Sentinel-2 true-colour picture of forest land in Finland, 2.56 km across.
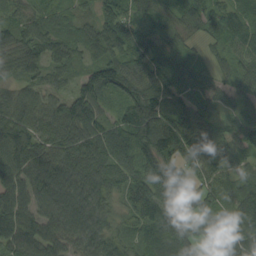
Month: September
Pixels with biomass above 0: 95%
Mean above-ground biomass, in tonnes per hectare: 86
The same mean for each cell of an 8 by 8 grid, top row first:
48 50 43 73 47 62 87 75
98 84 64 95 98 52 36 72
56 60 56 115 100 98 57 58
102 101 70 52 106 101 60 63
120 88 111 116 108 128 77 68
89 108 137 118 126 102 73 59
108 76 97 68 128 112 88 101
102 86 82 78 84 125 96 126
